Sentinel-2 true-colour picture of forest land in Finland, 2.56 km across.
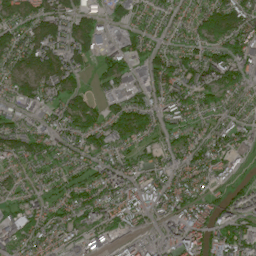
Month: July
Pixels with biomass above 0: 86%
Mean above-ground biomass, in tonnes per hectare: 87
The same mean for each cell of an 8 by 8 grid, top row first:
91 128 102 54 62 62 110 135
114 153 124 77 78 73 91 104
84 121 54 99 96 101 96 87
81 78 114 72 91 95 67 53
113 87 80 95 50 73 87 81
62 65 63 85 81 84 82 36
69 65 87 96 104 99 96 65
108 94 86 58 44 103 120 129
